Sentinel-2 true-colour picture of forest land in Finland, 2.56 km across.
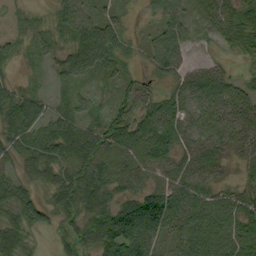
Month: September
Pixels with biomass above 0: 81%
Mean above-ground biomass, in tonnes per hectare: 43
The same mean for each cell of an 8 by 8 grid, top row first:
11 12 48 25 12 42 31 49
7 23 73 65 22 84 8 40
14 10 28 25 20 43 56 22
42 8 28 37 47 44 49 54
31 42 63 63 55 46 52 41
27 33 50 59 43 52 41 17
55 18 48 58 138 71 61 57
57 5 43 94 74 29 61 72
